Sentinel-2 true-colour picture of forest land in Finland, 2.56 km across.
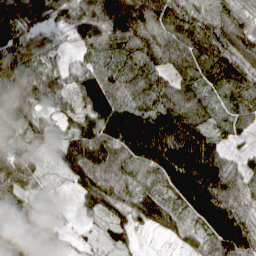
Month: April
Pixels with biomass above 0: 94%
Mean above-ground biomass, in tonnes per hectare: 113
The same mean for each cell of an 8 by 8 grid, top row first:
122 85 146 178 146 131 96 76
145 64 59 129 129 122 149 131
163 91 106 127 132 84 112 150
125 65 106 174 133 148 72 101
81 54 153 143 243 213 118 31
123 27 105 119 98 216 209 101
144 40 51 98 128 75 200 92
102 79 22 61 10 32 98 158
